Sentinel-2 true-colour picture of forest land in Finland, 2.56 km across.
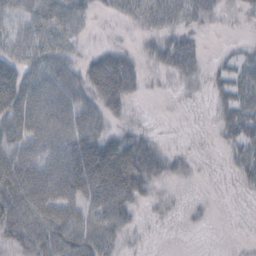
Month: October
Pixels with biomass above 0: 65%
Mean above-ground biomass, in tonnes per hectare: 27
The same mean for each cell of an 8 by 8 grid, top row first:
30 40 27 10 28 33 21 6
35 31 9 16 11 47 5 6
61 37 28 75 17 14 11 24
48 52 37 24 3 1 3 35
40 45 48 45 33 2 1 30
54 47 59 65 46 13 0 16
55 51 38 48 10 6 3 0
35 52 47 28 4 0 0 1
